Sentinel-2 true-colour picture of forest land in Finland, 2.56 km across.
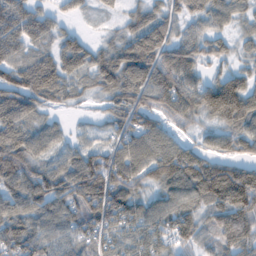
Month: February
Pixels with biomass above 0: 89%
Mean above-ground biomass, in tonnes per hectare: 73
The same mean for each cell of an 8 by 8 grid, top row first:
74 42 20 17 68 45 65 45
54 40 64 54 97 80 54 29
72 92 44 83 93 106 51 73
79 32 12 55 77 83 95 139
92 55 36 43 70 62 37 70
101 104 126 103 61 121 141 117
67 79 102 112 66 81 85 130
102 71 58 56 78 73 49 89
